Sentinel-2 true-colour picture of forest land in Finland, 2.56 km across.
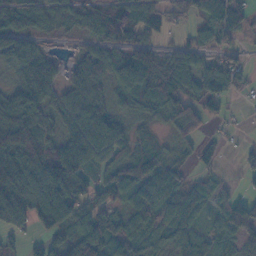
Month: November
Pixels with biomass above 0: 82%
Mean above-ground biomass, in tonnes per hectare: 63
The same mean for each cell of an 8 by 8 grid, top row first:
75 58 50 83 76 28 87 84
80 16 27 60 33 24 48 30
43 72 66 56 98 76 52 36
140 48 66 48 34 70 35 6
160 61 75 86 35 29 19 8
147 108 81 61 112 48 31 20
133 116 53 49 96 85 53 87
26 41 97 79 86 68 54 47
